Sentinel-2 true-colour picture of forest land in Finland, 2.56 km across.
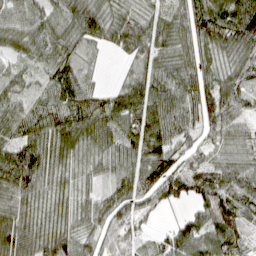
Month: April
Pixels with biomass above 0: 91%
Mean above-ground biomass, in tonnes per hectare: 70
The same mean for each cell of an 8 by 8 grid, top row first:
79 66 72 57 51 75 103 103
49 56 50 40 72 70 75 82
42 47 64 6 68 80 76 66
39 74 90 86 94 83 91 60
70 95 86 69 84 60 45 47
107 64 55 55 96 92 61 75
68 46 67 86 59 31 90 72
99 84 81 69 29 93 90 71
